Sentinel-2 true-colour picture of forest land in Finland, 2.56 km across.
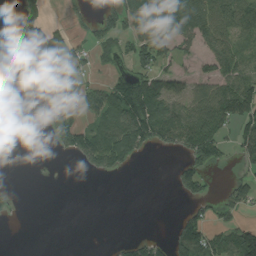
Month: August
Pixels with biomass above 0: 41%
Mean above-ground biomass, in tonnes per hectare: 59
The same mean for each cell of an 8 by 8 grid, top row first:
36 48 21 68 134 151 112 116
0 88 45 62 135 82 70 72
0 9 59 70 114 86 73 106
0 64 60 124 165 100 121 135
0 8 95 143 85 84 123 81
0 2 3 26 0 51 48 32
11 0 0 0 0 5 42 46
0 0 0 10 47 92 103 113
